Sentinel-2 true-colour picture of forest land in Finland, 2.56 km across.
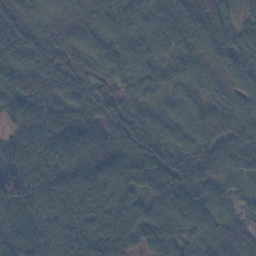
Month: November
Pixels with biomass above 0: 98%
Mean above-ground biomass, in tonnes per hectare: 83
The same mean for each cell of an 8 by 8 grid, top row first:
109 97 98 86 79 71 80 48
116 118 96 84 70 63 52 86
104 96 87 93 93 63 55 52
106 96 66 63 74 44 61 61
89 107 112 101 107 88 68 78
95 89 84 79 91 109 54 42
80 85 92 103 60 88 69 28
85 125 127 109 62 87 76 65
